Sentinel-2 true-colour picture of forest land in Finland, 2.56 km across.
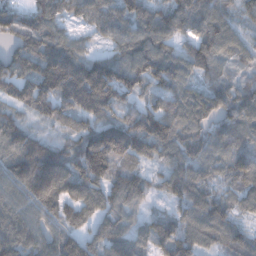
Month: December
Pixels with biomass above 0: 91%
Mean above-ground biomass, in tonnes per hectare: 97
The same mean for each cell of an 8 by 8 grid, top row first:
68 108 64 93 105 109 112 55
74 107 58 69 127 74 111 68
123 142 137 177 116 107 68 46
56 83 117 92 84 112 123 116
100 75 92 159 121 101 93 113
125 171 111 107 57 109 73 93
105 93 71 82 41 54 121 54
115 93 90 103 81 141 82 74
